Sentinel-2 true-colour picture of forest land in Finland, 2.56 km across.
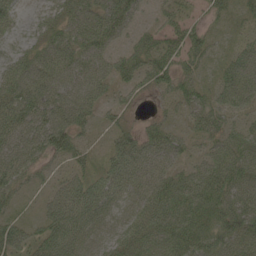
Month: June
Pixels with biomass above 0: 89%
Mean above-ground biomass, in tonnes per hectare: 62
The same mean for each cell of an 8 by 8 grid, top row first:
39 44 79 88 22 36 26 27
28 74 79 42 58 55 42 33
78 87 71 48 60 65 23 72
98 91 79 29 17 27 62 32
83 92 43 40 75 56 35 64
83 29 45 76 75 67 84 92
31 51 104 52 67 93 89 92
71 96 76 49 84 90 75 86
